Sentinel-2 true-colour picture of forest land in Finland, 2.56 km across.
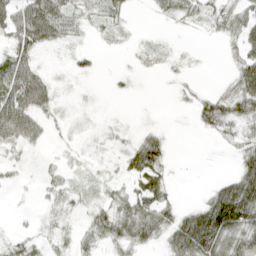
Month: April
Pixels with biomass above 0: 62%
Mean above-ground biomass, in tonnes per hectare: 24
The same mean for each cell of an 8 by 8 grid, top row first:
45 67 25 24 1 23 18 31
40 21 11 7 9 6 1 28
64 22 10 4 2 7 1 40
77 24 4 1 1 2 37 36
40 14 5 11 35 2 2 29
10 12 10 13 53 3 1 40
3 13 13 32 47 23 50 80
16 16 18 29 32 43 70 49
